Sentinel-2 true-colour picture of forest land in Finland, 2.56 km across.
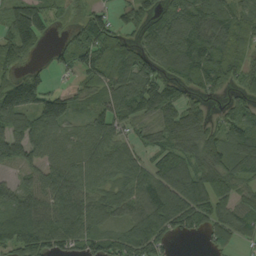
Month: September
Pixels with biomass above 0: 83%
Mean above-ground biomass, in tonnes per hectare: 95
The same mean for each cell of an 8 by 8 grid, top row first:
120 88 45 60 81 117 147 91
133 25 116 129 89 132 122 75
66 40 58 109 132 96 85 67
95 116 38 102 103 107 45 88
139 71 64 82 49 109 134 122
38 91 102 65 77 93 130 107
130 91 87 61 127 152 139 103
165 122 99 98 168 38 49 58
